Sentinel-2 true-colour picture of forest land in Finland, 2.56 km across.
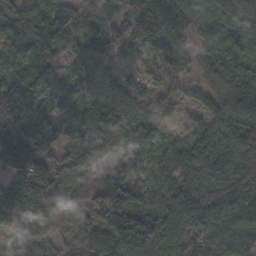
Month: November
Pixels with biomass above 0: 95%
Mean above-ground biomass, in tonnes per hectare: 104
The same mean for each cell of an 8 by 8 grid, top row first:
90 115 93 61 136 171 100 97
108 99 76 63 82 81 67 93
107 103 99 93 77 50 56 101
135 84 86 139 71 46 73 116
208 137 128 69 65 62 110 124
121 164 91 90 61 105 116 155
159 103 106 179 93 126 137 122
86 86 61 134 159 119 99 110
